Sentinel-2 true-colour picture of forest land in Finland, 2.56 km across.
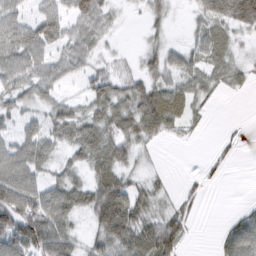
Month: February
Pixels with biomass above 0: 71%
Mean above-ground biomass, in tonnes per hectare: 45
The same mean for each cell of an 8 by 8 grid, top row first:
52 59 77 26 23 7 50 102
83 56 56 8 23 27 49 14
61 58 29 53 51 43 34 22
40 42 36 58 82 61 12 0
54 50 65 66 30 5 3 8
83 31 25 61 17 2 12 0
118 91 48 113 46 26 1 9
105 98 26 73 79 65 0 68
